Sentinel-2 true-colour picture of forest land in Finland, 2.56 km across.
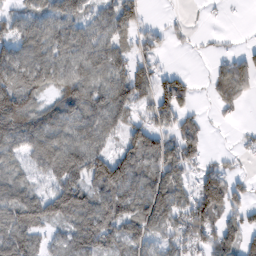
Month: February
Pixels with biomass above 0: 73%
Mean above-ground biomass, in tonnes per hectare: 68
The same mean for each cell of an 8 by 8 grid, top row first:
48 76 65 72 31 6 5 0
71 81 78 76 39 9 8 15
84 75 88 79 71 55 19 68
130 71 83 89 46 86 10 14
75 97 93 42 118 84 24 13
53 53 89 147 90 86 80 27
107 97 117 102 107 96 126 48
100 39 93 72 73 72 68 86
